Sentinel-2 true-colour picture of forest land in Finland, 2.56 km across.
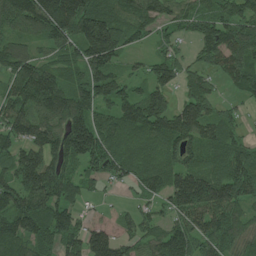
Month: July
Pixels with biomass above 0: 86%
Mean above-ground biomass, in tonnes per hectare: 127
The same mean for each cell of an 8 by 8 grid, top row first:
164 232 219 139 126 95 100 122
101 85 154 187 36 52 103 138
163 169 106 143 89 91 68 112
136 175 170 104 171 143 113 37
132 168 211 110 82 123 111 78
159 210 97 91 119 143 152 157
186 183 65 24 62 143 183 115
145 111 121 125 110 130 117 101
